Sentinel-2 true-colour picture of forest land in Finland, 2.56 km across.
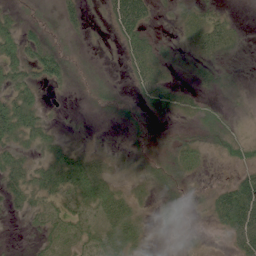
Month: June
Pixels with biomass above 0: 68%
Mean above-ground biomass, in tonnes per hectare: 22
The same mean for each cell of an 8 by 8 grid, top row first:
16 5 20 36 47 13 27 4
41 32 3 4 42 9 34 8
34 37 3 7 33 9 15 4
66 11 3 11 13 19 12 4
36 30 11 6 9 17 16 21
38 48 58 19 18 18 6 27
17 28 29 43 13 14 21 81
1 20 26 29 16 2 3 41
